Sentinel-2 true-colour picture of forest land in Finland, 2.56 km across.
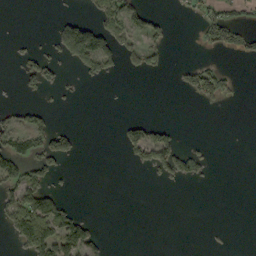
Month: September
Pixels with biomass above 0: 22%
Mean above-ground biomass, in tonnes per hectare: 32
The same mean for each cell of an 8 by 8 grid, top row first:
0 1 25 62 56 5 46 30
9 25 159 86 68 2 27 48
15 61 23 19 5 12 88 11
30 27 2 1 0 0 3 0
75 89 21 1 112 57 9 0
97 62 0 0 6 65 18 0
98 106 13 0 0 0 0 0
45 142 105 5 0 0 4 0
